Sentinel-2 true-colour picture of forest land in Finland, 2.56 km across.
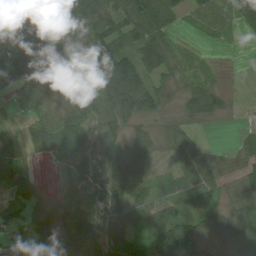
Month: July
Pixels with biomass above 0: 83%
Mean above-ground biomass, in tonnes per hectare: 55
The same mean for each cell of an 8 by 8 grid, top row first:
63 107 78 72 130 52 56 62
69 97 71 138 103 33 5 3
86 65 51 140 93 42 33 0
14 28 56 63 68 24 74 2
26 69 54 43 64 56 19 37
40 3 27 77 61 47 65 45
38 40 26 52 43 36 51 49
42 50 76 79 43 108 23 53
